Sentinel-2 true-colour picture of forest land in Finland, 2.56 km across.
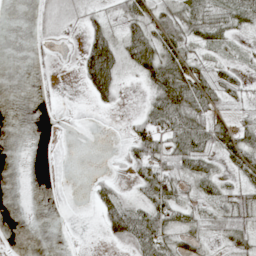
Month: May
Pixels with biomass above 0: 53%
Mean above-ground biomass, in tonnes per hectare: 28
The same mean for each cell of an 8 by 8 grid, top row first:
0 14 17 24 53 53 44 32
0 9 23 72 79 57 23 9
0 6 27 80 35 97 60 27
0 3 0 9 24 77 51 19
0 0 0 0 53 43 50 55
0 0 0 13 47 49 41 32
0 0 0 59 42 50 29 39
2 0 3 26 55 32 21 43
